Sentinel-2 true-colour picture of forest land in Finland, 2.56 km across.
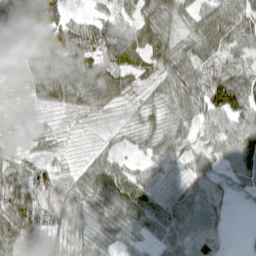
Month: April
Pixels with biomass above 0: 91%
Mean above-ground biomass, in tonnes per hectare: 55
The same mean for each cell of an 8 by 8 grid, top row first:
63 66 21 31 52 52 71 81
63 79 77 79 71 59 64 55
24 84 77 82 43 72 73 69
17 25 35 28 33 51 61 72
23 18 13 23 35 49 40 77
62 51 45 80 39 50 54 58
90 54 54 78 78 83 79 4
92 57 53 46 38 79 93 2
